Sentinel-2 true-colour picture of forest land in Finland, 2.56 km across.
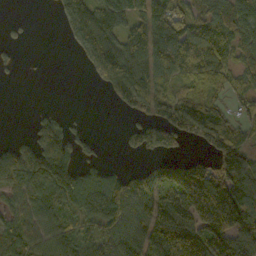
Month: October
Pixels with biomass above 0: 70%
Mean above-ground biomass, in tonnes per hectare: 88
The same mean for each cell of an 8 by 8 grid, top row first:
6 2 144 152 114 99 75 99
22 0 66 133 141 126 95 62
6 1 1 171 102 70 79 39
0 19 3 9 77 112 76 43
54 143 51 1 83 57 73 72
146 207 127 90 75 102 148 130
67 89 124 187 99 129 173 183
71 83 92 90 109 175 151 111
